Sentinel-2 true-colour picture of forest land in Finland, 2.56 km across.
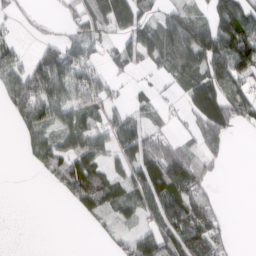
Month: March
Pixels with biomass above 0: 58%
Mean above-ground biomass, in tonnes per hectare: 62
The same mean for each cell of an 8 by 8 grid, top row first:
13 3 50 117 59 63 44 99
38 39 78 25 101 162 133 168
88 136 94 32 7 54 115 103
70 73 91 52 27 15 155 91
12 76 76 61 103 49 66 0
0 46 116 40 108 150 37 0
0 0 45 50 62 118 78 0
0 0 0 25 63 88 94 2
